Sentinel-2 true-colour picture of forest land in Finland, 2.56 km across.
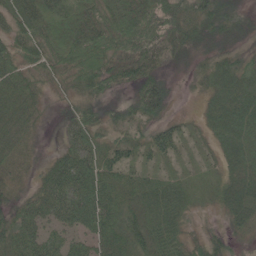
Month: June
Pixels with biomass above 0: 92%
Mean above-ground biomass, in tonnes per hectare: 48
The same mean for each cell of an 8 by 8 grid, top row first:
55 69 73 61 78 65 54 28
46 65 83 66 77 45 27 26
65 34 57 50 63 11 38 56
68 13 45 23 68 15 31 62
42 5 57 37 36 42 20 57
20 50 91 58 35 23 17 53
40 66 88 77 55 45 14 53
66 60 44 74 55 38 31 15
